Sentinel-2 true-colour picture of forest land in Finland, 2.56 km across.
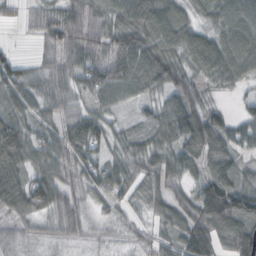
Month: October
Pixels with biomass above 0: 91%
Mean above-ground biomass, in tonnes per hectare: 66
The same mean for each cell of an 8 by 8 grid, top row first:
21 65 91 72 112 60 53 78
13 54 92 76 74 74 87 85
69 58 70 99 82 82 56 50
62 46 55 42 24 92 75 26
113 72 122 56 53 70 97 50
84 89 69 80 67 59 74 55
73 74 57 39 35 65 129 115
45 29 31 24 35 48 35 107
